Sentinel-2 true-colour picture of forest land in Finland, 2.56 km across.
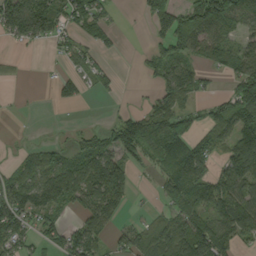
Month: September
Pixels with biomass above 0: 62%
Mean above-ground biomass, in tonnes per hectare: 71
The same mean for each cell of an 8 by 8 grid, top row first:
128 113 103 27 39 122 192 132
16 16 46 25 13 107 93 61
9 7 51 32 14 104 25 101
1 1 2 6 56 121 50 121
5 24 71 82 127 116 72 134
77 119 136 74 8 95 74 133
115 93 62 55 7 59 89 110
77 57 84 40 88 126 116 69
